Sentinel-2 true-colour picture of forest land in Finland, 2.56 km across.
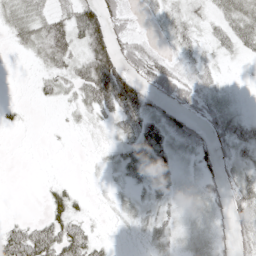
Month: May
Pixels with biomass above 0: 68%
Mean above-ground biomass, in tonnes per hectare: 26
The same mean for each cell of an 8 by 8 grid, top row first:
36 35 58 49 7 18 14 35
12 44 31 71 38 19 13 22
1 18 39 109 53 58 18 3
7 1 14 36 48 34 37 17
1 1 2 11 51 23 40 28
0 2 2 7 26 20 25 22
0 33 14 6 14 10 21 36
58 64 56 8 10 11 17 30
